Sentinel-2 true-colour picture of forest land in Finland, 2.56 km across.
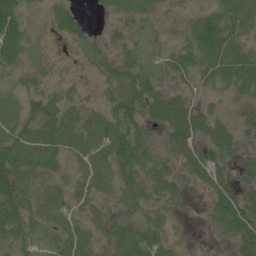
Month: June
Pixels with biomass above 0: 75%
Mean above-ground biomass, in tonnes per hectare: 33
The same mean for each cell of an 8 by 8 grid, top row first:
51 17 20 18 23 7 36 39
40 7 18 35 32 30 53 36
22 18 9 45 54 26 31 48
33 50 26 37 47 57 25 10
53 41 28 44 46 43 41 25
71 24 17 31 45 38 51 23
70 42 18 20 26 16 21 65
38 27 29 32 37 16 6 51
